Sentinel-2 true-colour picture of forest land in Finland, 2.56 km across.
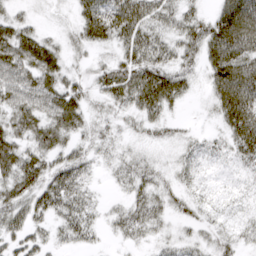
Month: March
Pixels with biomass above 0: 81%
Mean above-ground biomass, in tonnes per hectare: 35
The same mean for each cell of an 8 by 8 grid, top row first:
20 6 33 60 52 37 31 71
59 39 22 24 53 37 57 62
58 52 23 52 61 45 32 71
53 57 45 23 45 11 11 78
46 50 29 18 14 17 13 47
56 47 38 12 32 18 5 7
48 46 35 12 40 20 12 6
37 25 27 9 18 21 19 22
